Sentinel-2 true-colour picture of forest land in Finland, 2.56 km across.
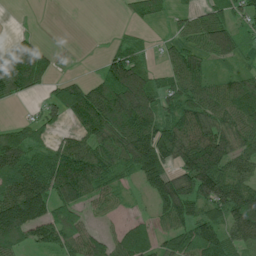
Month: July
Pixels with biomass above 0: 74%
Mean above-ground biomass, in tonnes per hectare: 81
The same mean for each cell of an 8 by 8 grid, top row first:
0 0 0 0 58 28 63 48
84 25 0 24 23 42 68 62
146 56 42 126 104 79 77 69
3 45 127 162 152 88 102 108
119 43 75 108 157 135 128 86
115 134 160 74 93 102 177 67
206 114 70 39 9 137 92 153
79 74 75 47 42 77 118 76
